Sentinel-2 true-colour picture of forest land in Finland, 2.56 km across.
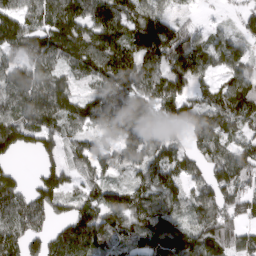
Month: March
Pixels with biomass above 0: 86%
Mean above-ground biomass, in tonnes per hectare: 109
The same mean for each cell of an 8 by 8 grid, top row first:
115 126 133 141 130 51 12 49
99 136 138 143 145 161 85 70
132 119 59 140 126 111 53 125
117 155 121 171 136 114 127 138
110 74 73 81 165 74 106 89
50 97 66 50 96 104 97 123
116 100 100 125 109 85 126 107
116 105 176 99 123 154 126 95
